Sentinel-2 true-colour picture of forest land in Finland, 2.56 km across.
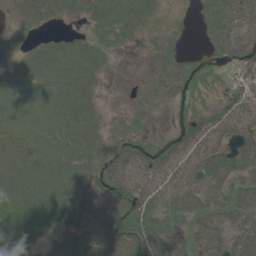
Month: June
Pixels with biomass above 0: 76%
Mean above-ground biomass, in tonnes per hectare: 30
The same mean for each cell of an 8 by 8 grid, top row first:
10 20 11 34 20 2 19 33
5 13 19 10 3 5 9 25
29 33 32 2 5 28 10 17
15 24 36 2 5 8 16 41
27 24 33 24 22 32 51 52
33 31 40 55 52 54 71 32
63 46 55 62 46 44 31 48
52 19 36 55 60 12 54 47
